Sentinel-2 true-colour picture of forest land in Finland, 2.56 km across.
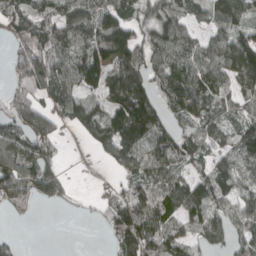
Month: April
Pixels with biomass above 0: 76%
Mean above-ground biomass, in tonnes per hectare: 86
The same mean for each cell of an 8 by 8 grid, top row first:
100 96 113 102 67 92 64 103
63 118 89 156 85 98 79 140
57 117 108 116 107 122 94 106
110 85 120 104 149 83 78 51
97 89 16 121 100 97 61 92
103 123 1 24 96 85 90 76
68 16 12 82 119 109 114 80
17 0 0 43 139 88 88 65
